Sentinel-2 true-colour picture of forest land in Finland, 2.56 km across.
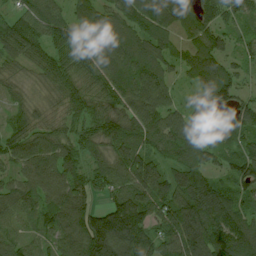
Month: July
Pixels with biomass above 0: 94%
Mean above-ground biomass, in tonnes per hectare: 96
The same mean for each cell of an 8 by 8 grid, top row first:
63 97 89 94 130 112 97 80
93 85 102 140 110 74 123 55
40 65 91 111 142 49 131 63
46 47 82 86 111 76 52 82
83 89 76 87 93 132 93 92
69 109 73 90 131 99 94 109
92 97 101 104 119 118 159 88
69 62 129 189 95 117 155 139
